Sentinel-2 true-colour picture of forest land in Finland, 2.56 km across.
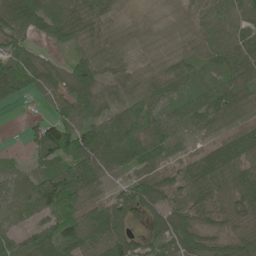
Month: June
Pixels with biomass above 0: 86%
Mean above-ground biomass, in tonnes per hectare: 53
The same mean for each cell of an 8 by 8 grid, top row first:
79 71 58 22 3 12 39 51
45 23 31 34 22 37 51 69
77 57 77 30 33 55 36 61
4 29 72 36 59 45 79 44
5 130 98 93 97 40 26 94
32 74 88 31 52 46 68 60
31 60 57 71 80 55 42 40
30 63 90 97 40 81 40 44
